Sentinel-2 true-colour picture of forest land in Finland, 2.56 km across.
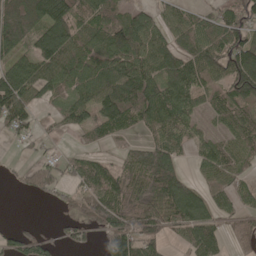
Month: May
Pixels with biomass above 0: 75%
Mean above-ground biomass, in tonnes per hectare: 86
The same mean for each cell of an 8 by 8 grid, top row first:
160 153 96 90 70 61 57 93
104 148 100 138 125 93 115 129
132 109 98 129 136 126 75 134
131 23 93 143 134 126 49 72
28 26 19 34 60 85 55 60
20 76 87 86 94 101 46 45
0 12 51 106 98 148 101 68
65 43 49 103 102 34 104 58
